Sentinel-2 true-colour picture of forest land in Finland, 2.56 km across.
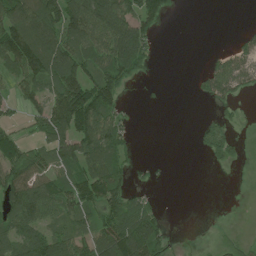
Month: July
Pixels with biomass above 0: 60%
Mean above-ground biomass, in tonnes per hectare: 62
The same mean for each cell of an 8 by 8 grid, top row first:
114 128 120 135 86 7 0 0
130 136 89 121 77 0 2 40
57 91 119 105 17 0 60 70
23 106 171 80 0 0 10 15
83 86 110 97 0 0 62 22
106 81 95 113 8 0 0 4
105 93 76 97 66 0 0 1
83 93 71 135 147 11 6 19
